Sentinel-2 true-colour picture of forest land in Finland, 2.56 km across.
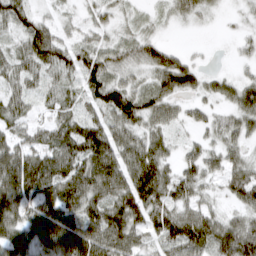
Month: March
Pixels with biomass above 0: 87%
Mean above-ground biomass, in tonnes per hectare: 58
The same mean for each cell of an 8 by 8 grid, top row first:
64 22 22 33 17 35 22 16
36 93 48 45 62 21 4 18
46 37 56 67 37 97 33 35
42 25 38 81 74 30 30 65
57 55 91 80 68 27 37 40
112 93 92 89 103 55 45 67
93 84 83 92 102 63 35 42
72 82 92 91 45 79 83 104
